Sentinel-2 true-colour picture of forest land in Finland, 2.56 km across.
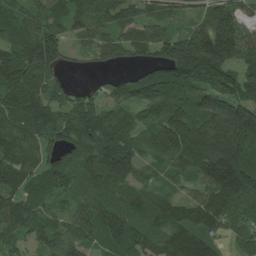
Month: July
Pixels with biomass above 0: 91%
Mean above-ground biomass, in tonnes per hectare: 107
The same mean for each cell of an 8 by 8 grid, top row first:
80 89 89 99 66 44 114 87
144 175 26 75 79 168 261 143
133 66 4 23 97 152 151 121
107 107 106 72 57 110 126 146
117 83 116 136 78 157 227 202
117 107 116 120 55 61 150 209
106 73 80 116 105 90 119 95
55 75 75 105 111 133 89 46
